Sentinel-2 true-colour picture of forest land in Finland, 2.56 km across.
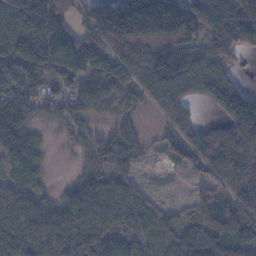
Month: November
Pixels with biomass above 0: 83%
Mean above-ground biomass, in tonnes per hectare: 111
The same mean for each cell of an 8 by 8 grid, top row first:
132 173 69 209 261 236 200 272
104 165 135 150 192 178 136 132
98 94 75 99 133 133 161 52
112 65 80 47 24 96 19 218
112 24 29 96 36 55 129 177
69 32 52 117 11 4 73 155
105 71 126 102 94 39 94 109
135 147 169 124 108 81 98 86
